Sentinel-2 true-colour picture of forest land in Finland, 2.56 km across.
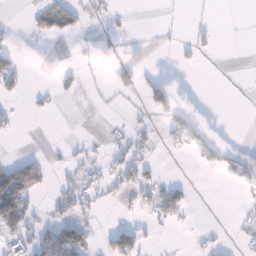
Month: January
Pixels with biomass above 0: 21%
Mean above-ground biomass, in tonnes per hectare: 22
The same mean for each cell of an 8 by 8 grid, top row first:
0 66 26 14 0 2 0 0
16 2 1 5 0 13 10 0
40 2 20 18 20 1 0 1
16 12 0 1 11 35 0 0
1 5 11 22 24 42 36 1
127 32 29 33 36 2 1 33
137 18 37 6 29 58 0 10
58 69 90 69 42 1 9 13
